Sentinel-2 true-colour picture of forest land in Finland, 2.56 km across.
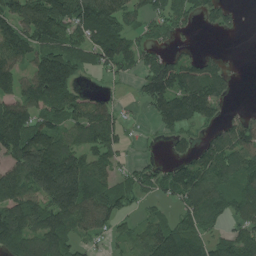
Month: July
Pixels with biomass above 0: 73%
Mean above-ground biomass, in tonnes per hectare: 107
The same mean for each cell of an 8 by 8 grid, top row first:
127 187 156 154 81 104 63 27
132 121 99 148 93 47 9 3
108 197 55 46 120 168 136 10
141 102 98 87 28 195 109 34
174 146 97 112 9 48 82 140
140 238 191 84 83 111 136 113
138 155 164 114 37 62 117 105
152 138 69 54 82 167 98 110
